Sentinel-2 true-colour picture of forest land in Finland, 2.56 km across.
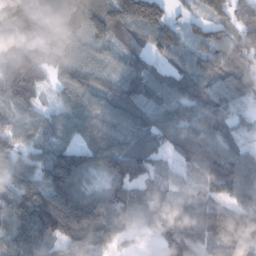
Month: January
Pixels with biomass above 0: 92%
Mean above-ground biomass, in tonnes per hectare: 86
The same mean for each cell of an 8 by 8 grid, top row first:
108 108 153 118 168 36 74 61
61 79 61 61 70 72 94 80
109 46 88 68 99 74 91 88
58 45 87 87 93 85 91 44
68 63 71 84 73 62 74 37
100 132 107 101 89 42 84 99
130 170 155 110 80 71 72 81
134 97 113 71 20 106 79 100
